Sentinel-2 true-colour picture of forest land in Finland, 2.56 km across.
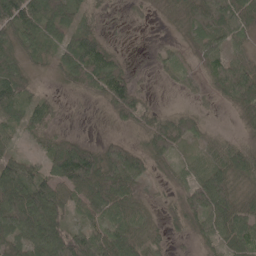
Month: May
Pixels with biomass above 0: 86%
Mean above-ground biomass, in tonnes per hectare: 50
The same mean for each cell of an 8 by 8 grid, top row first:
103 82 54 9 9 16 75 74
53 45 93 34 2 14 60 30
69 15 53 81 5 18 30 84
53 47 2 33 61 32 14 32
28 43 51 33 38 44 30 38
76 53 117 87 39 25 72 45
108 100 35 70 28 32 72 43
57 105 100 87 54 12 31 61
